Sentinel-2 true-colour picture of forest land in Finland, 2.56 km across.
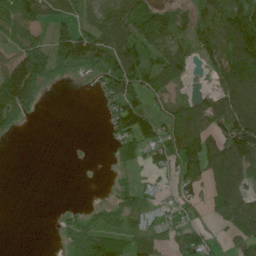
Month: June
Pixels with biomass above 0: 63%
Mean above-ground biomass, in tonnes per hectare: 56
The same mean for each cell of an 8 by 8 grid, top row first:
106 47 43 74 107 70 72 129
68 73 108 110 79 64 84 156
130 46 13 95 86 56 19 118
72 1 0 51 88 63 73 110
2 0 1 27 76 84 78 95
0 0 0 13 18 35 61 80
0 0 12 51 43 19 20 90
0 0 89 99 48 36 36 49
